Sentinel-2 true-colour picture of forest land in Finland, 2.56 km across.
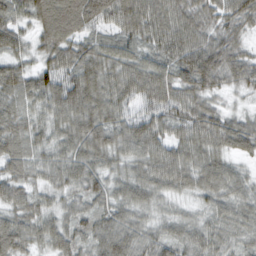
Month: February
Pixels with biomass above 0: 98%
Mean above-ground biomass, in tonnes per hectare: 57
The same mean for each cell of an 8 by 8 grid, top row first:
54 101 104 73 81 72 47 57
48 62 56 52 49 72 73 41
68 69 85 65 77 65 65 46
49 50 86 69 62 59 61 27
58 43 68 68 67 60 61 51
49 38 55 45 55 69 63 36
49 35 41 49 43 26 37 47
71 47 48 69 47 48 46 33
